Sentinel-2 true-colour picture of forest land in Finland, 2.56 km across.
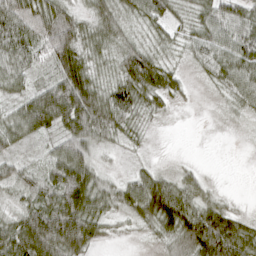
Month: April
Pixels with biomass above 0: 85%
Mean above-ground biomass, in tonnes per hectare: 54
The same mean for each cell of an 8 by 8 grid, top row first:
71 54 28 49 54 32 58 65
73 66 58 38 43 26 65 78
49 55 93 40 77 31 27 64
53 123 111 82 37 7 6 26
35 28 96 25 12 0 0 2
54 67 101 22 40 28 10 0
27 87 103 45 85 102 58 9
112 149 109 11 13 52 121 92
